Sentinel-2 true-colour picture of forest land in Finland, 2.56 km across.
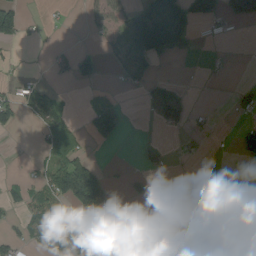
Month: August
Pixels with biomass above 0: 32%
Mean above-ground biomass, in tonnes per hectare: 40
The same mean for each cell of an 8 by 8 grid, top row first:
78 6 4 47 136 138 67 90
10 4 8 18 168 56 3 0
17 9 29 6 31 13 3 1
46 70 7 56 8 61 4 12
0 57 37 14 9 5 5 50
5 52 177 10 22 2 28 47
26 117 86 18 1 6 1 122
31 54 46 83 7 75 37 129
